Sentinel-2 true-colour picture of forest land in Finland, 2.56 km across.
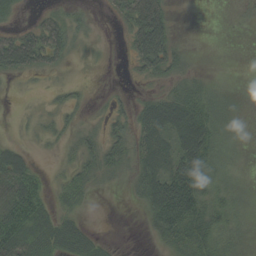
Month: September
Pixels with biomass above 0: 59%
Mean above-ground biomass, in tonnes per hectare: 27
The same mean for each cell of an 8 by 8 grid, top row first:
12 21 15 10 39 7 0 5
68 58 11 2 14 15 0 0
7 5 4 0 7 25 13 0
2 9 11 18 39 71 44 8
14 7 25 32 40 48 56 10
56 13 31 19 41 66 44 7
88 40 20 0 22 91 45 15
77 75 60 6 2 40 48 18
